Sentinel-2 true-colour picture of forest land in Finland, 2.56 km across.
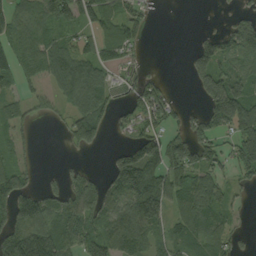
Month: September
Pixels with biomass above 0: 65%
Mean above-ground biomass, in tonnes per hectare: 76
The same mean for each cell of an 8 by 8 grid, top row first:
81 106 85 76 37 0 1 40
81 83 66 74 21 0 82 122
50 50 132 43 47 1 127 90
42 32 85 59 94 51 113 181
41 0 72 12 121 93 58 124
90 13 59 87 165 95 69 40
148 108 121 88 170 68 91 14
148 158 101 110 84 62 75 21
